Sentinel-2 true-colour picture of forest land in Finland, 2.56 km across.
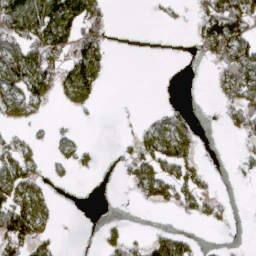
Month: April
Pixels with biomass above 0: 38%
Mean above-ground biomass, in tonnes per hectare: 39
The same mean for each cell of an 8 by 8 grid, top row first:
116 141 114 15 1 5 78 83
64 86 76 18 0 0 40 81
86 72 118 9 0 0 3 112
47 10 15 0 6 32 0 52
40 11 24 1 62 98 1 9
85 19 7 0 73 81 18 2
110 53 0 0 6 28 33 1
71 34 0 38 32 69 2 0
